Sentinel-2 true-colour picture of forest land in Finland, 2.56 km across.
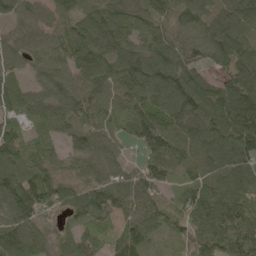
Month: May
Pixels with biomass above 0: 93%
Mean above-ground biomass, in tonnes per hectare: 81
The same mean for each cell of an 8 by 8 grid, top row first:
54 71 70 81 56 100 84 110
62 89 95 87 80 98 93 113
56 68 84 100 102 131 64 113
82 71 77 65 65 120 100 138
93 61 65 53 77 82 92 106
96 94 49 66 70 39 63 82
103 77 83 77 84 46 100 83
115 44 54 55 72 43 90 109
